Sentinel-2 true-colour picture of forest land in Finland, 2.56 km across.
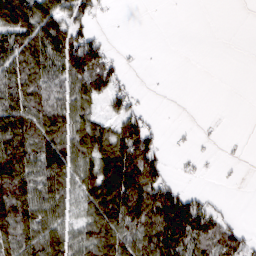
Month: March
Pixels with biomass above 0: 59%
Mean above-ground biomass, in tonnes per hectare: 71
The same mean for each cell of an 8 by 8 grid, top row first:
158 135 79 5 0 0 0 0
126 141 143 21 2 0 0 0
104 87 89 73 1 0 0 0
128 117 81 45 28 0 0 0
130 121 105 123 117 5 4 2
149 117 98 198 161 15 4 2
133 97 64 141 139 171 55 1
103 119 83 117 111 132 96 77
